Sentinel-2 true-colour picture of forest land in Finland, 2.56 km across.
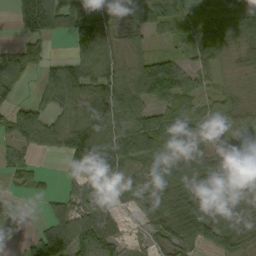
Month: September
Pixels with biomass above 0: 80%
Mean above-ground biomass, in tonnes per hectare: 66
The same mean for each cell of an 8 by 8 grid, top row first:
38 96 88 63 83 54 38 66
51 33 93 84 37 22 70 41
70 57 109 99 146 145 34 22
61 71 73 125 77 65 34 39
52 50 161 137 100 76 50 43
32 12 80 86 44 84 97 65
18 19 68 33 63 75 107 55
8 84 101 68 18 60 48 61
